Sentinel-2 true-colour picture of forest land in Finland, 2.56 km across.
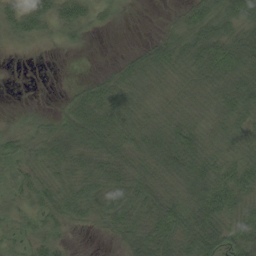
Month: August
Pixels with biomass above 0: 84%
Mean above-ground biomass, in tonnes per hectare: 42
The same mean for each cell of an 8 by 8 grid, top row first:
42 45 44 19 1 21 68 77
9 6 11 0 26 62 83 79
0 0 12 39 51 39 59 69
8 13 67 66 41 42 39 49
35 54 67 57 58 69 45 41
24 41 48 53 42 45 68 48
25 40 46 67 55 41 61 45
21 35 1 15 65 52 53 53
